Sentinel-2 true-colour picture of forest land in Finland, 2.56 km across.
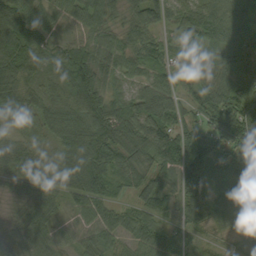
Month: September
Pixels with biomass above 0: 95%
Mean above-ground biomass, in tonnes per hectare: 77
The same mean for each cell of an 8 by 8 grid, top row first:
93 49 66 48 81 67 97 84
95 48 70 62 66 62 73 86
76 58 119 52 50 59 85 84
75 73 110 101 126 96 103 140
54 47 111 118 117 134 103 120
74 74 112 74 76 90 95 112
31 53 47 49 59 50 104 104
51 56 37 45 58 59 27 57
